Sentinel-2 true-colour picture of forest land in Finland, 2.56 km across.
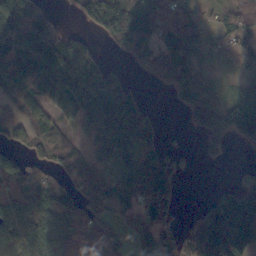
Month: October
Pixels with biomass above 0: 70%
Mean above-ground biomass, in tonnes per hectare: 68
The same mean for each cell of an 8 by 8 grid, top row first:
119 37 45 161 77 76 22 71
91 103 98 21 53 81 53 55
104 82 65 55 18 55 26 25
58 72 80 129 48 8 80 78
42 101 36 77 86 9 53 24
111 66 86 66 106 54 0 15
92 83 69 64 78 26 48 119
65 112 75 67 67 55 152 126
